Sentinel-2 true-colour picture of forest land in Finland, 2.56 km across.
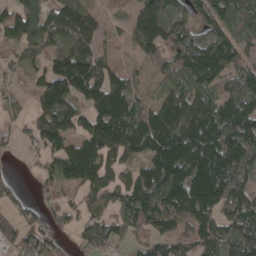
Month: April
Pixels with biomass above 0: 81%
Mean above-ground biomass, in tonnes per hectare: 100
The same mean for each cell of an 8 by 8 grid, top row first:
101 89 104 25 115 120 105 127
74 100 104 22 87 110 160 91
35 115 156 101 25 103 127 98
29 121 79 169 101 132 125 188
32 83 89 134 136 170 167 179
15 50 110 69 113 170 221 125
46 44 47 65 126 132 124 126
68 57 37 62 54 85 98 125
